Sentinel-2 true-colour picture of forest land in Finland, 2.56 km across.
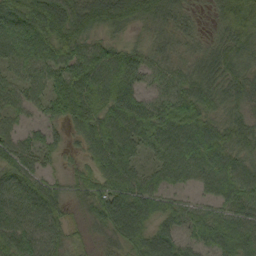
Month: September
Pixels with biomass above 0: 94%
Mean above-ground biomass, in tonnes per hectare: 64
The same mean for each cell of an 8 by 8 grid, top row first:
81 106 92 83 64 60 25 87
77 75 70 55 42 49 46 49
46 65 85 92 42 49 64 52
41 45 78 81 66 78 58 47
57 43 34 94 59 88 91 63
71 38 37 74 50 61 74 76
80 81 37 93 73 49 41 70
85 69 29 50 68 65 59 81
